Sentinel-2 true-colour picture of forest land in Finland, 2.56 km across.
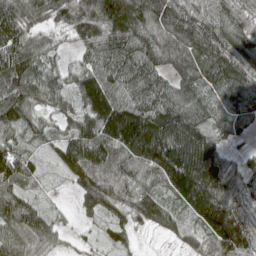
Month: May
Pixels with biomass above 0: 94%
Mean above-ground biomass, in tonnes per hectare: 113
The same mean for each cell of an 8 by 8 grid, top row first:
122 85 146 178 146 131 96 76
145 64 59 129 129 122 149 131
163 91 106 127 132 84 112 150
125 65 106 174 133 148 72 101
81 54 153 143 243 213 118 31
123 27 105 119 98 216 209 101
144 40 51 98 128 75 200 92
102 79 22 61 10 32 98 158
